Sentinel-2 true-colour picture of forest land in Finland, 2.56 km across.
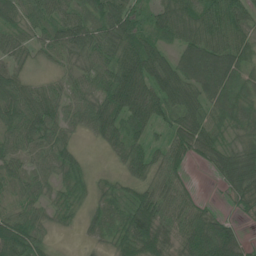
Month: June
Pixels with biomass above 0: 91%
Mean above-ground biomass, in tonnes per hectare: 54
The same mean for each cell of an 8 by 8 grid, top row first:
60 54 47 80 46 73 77 64
49 43 66 71 79 47 79 65
53 26 44 74 79 76 81 51
73 70 53 73 80 59 50 52
55 50 18 42 44 56 62 39
43 37 30 18 42 45 12 77
38 29 24 40 92 56 26 27
96 24 8 34 87 58 103 46
